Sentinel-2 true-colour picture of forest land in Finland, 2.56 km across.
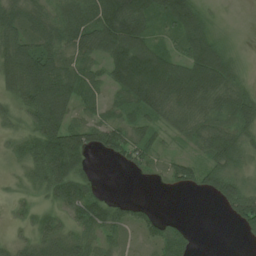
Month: June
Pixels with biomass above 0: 79%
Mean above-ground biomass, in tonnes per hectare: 56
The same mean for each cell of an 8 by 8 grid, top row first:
61 57 83 115 88 100 31 1
75 70 63 93 94 41 89 9
67 106 68 55 127 92 98 36
44 108 38 30 58 62 57 62
36 113 76 57 51 19 72 57
19 83 67 0 14 44 61 46
20 34 84 62 33 0 1 81
26 68 65 42 32 60 0 7
